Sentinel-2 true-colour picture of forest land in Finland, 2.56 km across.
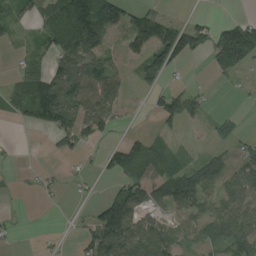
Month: August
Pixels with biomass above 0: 56%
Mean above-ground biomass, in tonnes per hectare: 58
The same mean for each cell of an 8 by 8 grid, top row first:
43 63 159 130 94 19 19 27
14 50 91 31 107 137 75 195
31 91 139 88 49 13 8 23
41 113 97 60 5 87 24 9
2 9 47 35 69 26 19 37
3 12 14 39 110 99 81 62
1 2 5 126 77 63 56 77
9 4 33 141 114 62 56 90
